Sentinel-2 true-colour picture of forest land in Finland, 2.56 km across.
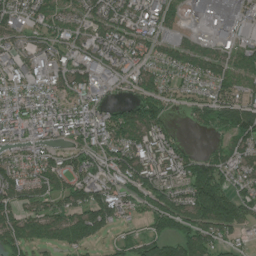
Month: July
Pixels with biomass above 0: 81%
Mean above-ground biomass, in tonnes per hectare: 94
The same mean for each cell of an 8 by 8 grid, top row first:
102 99 77 108 92 97 30 54
58 69 83 123 91 76 55 82
67 85 108 52 92 59 90 79
117 117 113 73 110 28 96 144
82 79 94 117 133 69 21 102
103 122 116 93 141 105 130 88
117 98 122 143 80 140 166 111
120 97 120 42 90 99 112 45
